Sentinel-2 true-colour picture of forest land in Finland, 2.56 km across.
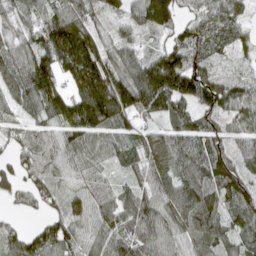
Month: April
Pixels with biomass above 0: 91%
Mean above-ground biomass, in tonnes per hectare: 92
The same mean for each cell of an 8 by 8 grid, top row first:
62 83 97 63 115 87 62 48
78 167 214 85 47 91 71 43
96 114 196 175 177 176 95 44
68 114 190 182 109 85 88 80
42 63 85 49 67 87 90 50
57 71 64 41 59 100 124 93
21 45 77 96 96 111 130 78
82 116 68 93 100 77 114 67
